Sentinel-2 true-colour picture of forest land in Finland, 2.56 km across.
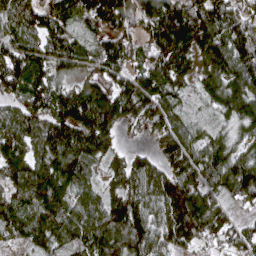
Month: April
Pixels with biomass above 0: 91%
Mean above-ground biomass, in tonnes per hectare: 113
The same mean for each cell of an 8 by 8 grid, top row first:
124 114 108 159 115 144 133 97
115 90 57 120 86 177 128 142
137 114 78 97 114 118 87 122
79 129 187 158 110 77 33 123
123 147 161 83 19 121 92 71
125 153 102 79 133 121 112 145
107 142 102 123 139 174 119 44
56 103 99 134 148 116 83 91
